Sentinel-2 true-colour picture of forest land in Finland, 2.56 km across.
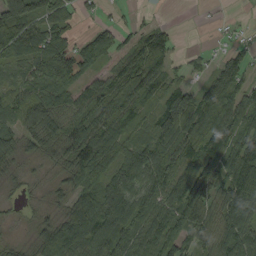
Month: September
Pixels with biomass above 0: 82%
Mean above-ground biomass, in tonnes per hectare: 84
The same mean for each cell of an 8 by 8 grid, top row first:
161 92 36 13 13 0 2 4
102 119 67 62 105 33 11 35
63 112 70 76 147 42 40 76
69 110 78 102 61 130 124 106
86 78 142 99 77 123 116 110
38 29 97 92 115 114 113 150
21 37 106 135 99 114 106 125
26 117 134 138 94 101 83 113
